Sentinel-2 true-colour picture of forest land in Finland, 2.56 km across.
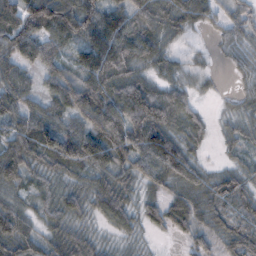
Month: November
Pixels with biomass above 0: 89%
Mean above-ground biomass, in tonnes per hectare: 61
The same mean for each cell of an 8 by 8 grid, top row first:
101 130 112 86 68 61 36 47
88 74 62 109 78 19 5 26
72 52 78 93 54 34 11 20
66 55 89 124 108 83 14 27
74 91 121 117 98 80 21 35
67 42 40 60 56 67 34 41
43 39 43 84 47 74 45 37
83 45 62 19 15 17 40 67
